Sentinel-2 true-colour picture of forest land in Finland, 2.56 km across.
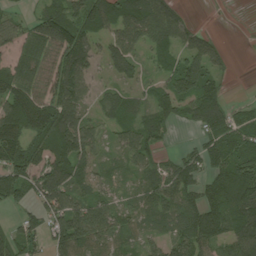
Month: July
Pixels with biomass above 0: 79%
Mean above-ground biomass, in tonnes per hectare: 86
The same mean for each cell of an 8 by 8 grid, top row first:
36 106 106 109 113 72 0 0
55 114 129 76 51 84 55 0
100 109 100 46 47 109 80 1
137 139 78 86 68 82 145 51
112 128 144 34 86 11 88 127
141 135 81 37 56 103 87 149
51 93 102 72 60 85 139 143
83 72 126 78 49 96 109 110
